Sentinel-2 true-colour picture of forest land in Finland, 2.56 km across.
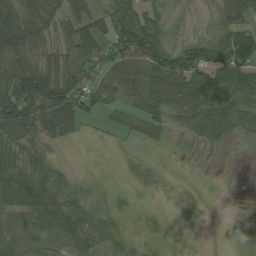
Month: August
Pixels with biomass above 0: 73%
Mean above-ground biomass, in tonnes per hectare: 40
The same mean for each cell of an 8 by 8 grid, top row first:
56 46 45 61 55 13 10 50
75 35 59 51 105 43 51 90
94 88 55 39 68 64 81 74
100 91 66 17 45 39 64 55
46 31 5 4 21 7 26 7
61 53 10 1 16 3 5 0
67 55 39 16 6 12 5 0
43 41 52 25 14 7 1 2
